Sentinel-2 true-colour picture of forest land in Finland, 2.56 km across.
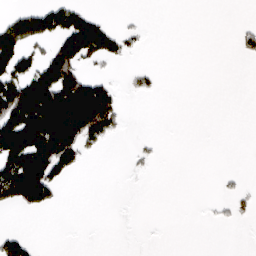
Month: March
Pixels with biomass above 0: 25%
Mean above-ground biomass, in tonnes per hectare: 35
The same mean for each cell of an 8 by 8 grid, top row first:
32 79 60 5 2 0 0 0
103 40 111 53 8 0 0 19
106 135 82 19 16 0 0 0
134 159 181 86 0 0 0 0
147 167 108 12 6 0 0 0
127 120 8 0 4 0 0 6
34 34 0 0 0 0 3 16
48 0 0 0 0 0 0 0
